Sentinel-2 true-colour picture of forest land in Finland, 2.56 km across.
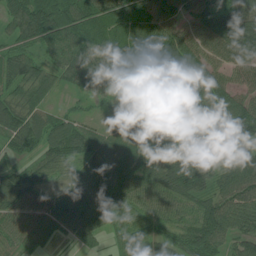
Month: July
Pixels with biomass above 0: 91%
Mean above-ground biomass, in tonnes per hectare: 75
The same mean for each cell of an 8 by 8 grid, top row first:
81 149 90 87 100 55 100 135
59 56 86 83 100 112 76 116
88 62 79 108 82 87 93 43
94 59 29 40 62 47 76 101
68 77 88 60 50 69 79 94
62 45 55 89 85 105 72 90
70 66 86 86 49 57 79 77
55 34 36 27 50 46 98 58
